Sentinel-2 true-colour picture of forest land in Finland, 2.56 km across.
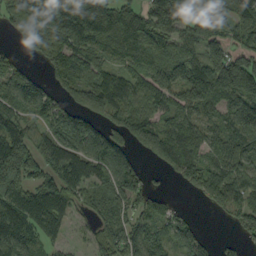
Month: September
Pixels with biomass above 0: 81%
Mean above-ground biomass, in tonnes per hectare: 104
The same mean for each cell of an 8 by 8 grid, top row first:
109 135 138 118 109 184 95 134
25 98 120 77 113 87 126 80
108 48 92 92 105 131 165 201
102 96 128 105 94 103 74 138
193 89 140 163 85 120 91 135
161 90 121 146 72 52 135 89
135 149 48 100 57 28 38 94
133 70 17 98 91 85 47 37
